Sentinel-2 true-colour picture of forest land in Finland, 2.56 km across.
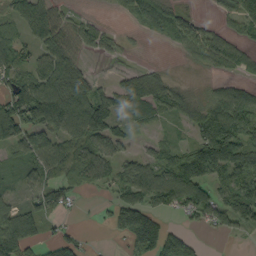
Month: September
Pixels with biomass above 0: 68%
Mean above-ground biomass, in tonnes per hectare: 71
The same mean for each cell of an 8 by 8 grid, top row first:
71 64 28 7 80 61 9 74
85 89 60 31 4 29 88 47
51 107 66 24 101 27 17 32
137 146 144 85 69 49 85 106
98 92 100 66 12 38 145 135
24 59 64 61 102 131 117 103
66 75 9 49 112 62 120 129
132 40 39 15 121 110 8 13
